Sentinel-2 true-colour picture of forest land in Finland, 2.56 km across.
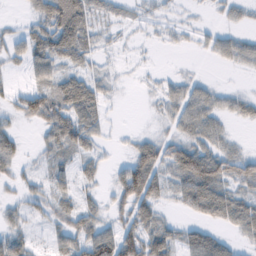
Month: February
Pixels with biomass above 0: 61%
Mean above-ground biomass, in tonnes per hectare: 29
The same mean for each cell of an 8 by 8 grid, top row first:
2 49 56 12 6 4 3 12
21 53 46 6 3 5 16 33
3 38 39 12 3 17 12 2
24 56 61 4 2 35 43 22
23 27 36 6 36 41 36 8
17 26 20 18 96 44 84 38
16 20 30 24 46 13 56 46
34 16 43 75 66 29 49 17
